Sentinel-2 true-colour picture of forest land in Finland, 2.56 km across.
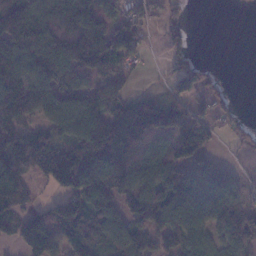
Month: January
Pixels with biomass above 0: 74%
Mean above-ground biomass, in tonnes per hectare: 86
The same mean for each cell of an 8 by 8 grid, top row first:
156 123 145 68 64 30 0 0
134 118 131 92 33 37 0 0
173 104 75 79 6 49 40 0
125 81 133 91 120 75 48 15
124 93 118 160 123 115 53 16
126 113 161 140 119 97 105 24
84 38 128 100 117 133 103 83
46 104 84 77 84 94 87 114
